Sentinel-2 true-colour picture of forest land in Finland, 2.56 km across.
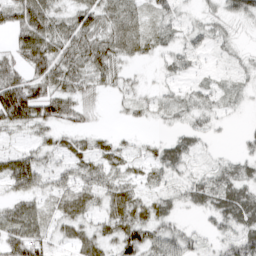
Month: March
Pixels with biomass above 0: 80%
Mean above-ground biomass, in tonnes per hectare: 29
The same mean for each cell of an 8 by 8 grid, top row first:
45 48 42 37 23 22 19 43
29 53 48 44 23 20 24 11
51 45 38 27 7 14 12 14
74 49 27 5 16 20 22 8
10 20 18 19 9 25 9 8
55 22 28 26 16 22 22 29
29 22 36 36 30 20 29 54
54 31 32 33 52 47 15 46
